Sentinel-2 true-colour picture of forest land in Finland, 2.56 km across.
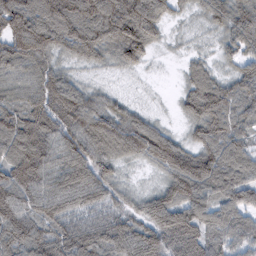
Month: February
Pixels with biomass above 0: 94%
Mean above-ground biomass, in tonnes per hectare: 84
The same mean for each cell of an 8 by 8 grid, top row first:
143 133 125 127 147 37 67 95
124 112 106 97 107 13 23 75
69 92 37 16 8 10 73 78
85 113 98 72 33 21 106 82
115 92 104 104 105 64 82 72
100 83 99 55 13 88 114 97
104 87 72 61 65 115 91 91
116 102 111 100 96 98 87 69
